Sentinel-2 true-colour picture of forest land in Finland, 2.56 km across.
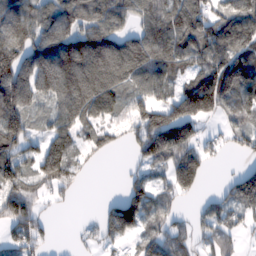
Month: February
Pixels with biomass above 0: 75%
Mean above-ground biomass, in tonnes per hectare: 99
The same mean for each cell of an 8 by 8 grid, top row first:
131 113 96 103 84 134 102 123
144 161 154 126 130 118 131 119
171 167 169 128 102 71 150 146
151 65 116 57 109 146 123 110
111 97 61 48 128 192 50 53
121 128 49 0 59 149 34 93
126 28 2 79 121 39 57 98
99 33 15 73 77 87 75 32
